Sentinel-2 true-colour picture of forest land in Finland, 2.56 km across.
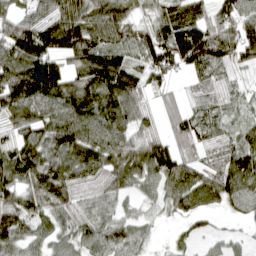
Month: April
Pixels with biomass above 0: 89%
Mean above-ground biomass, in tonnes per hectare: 88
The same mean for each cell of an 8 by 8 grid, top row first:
81 99 124 117 53 119 75 104
139 137 138 106 104 156 164 96
149 199 102 164 84 30 49 28
100 85 123 120 48 44 62 46
94 94 120 101 90 56 46 68
105 119 82 78 100 109 75 130
89 76 54 54 41 54 55 48
74 69 86 89 45 25 36 28
